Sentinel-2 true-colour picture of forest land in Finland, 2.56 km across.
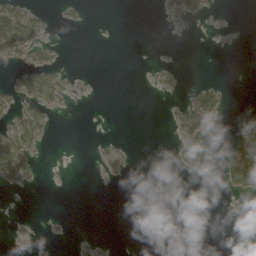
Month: April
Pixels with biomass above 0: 17%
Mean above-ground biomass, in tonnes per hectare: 10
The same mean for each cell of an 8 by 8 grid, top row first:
57 10 4 0 0 16 8 0
50 19 0 0 0 0 0 0
13 35 2 0 0 3 6 0
21 21 0 0 0 11 52 2
51 5 0 5 0 20 24 57
28 0 0 7 0 3 4 92
0 0 0 0 0 0 0 0
1 0 1 0 0 0 0 0
